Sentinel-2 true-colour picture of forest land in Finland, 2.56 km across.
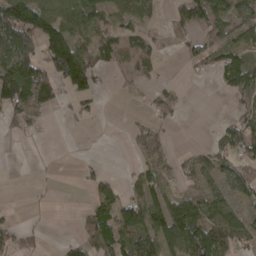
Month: April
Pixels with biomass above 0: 51%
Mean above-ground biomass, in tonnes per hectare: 52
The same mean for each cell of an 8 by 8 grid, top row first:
152 102 85 49 47 37 97 62
126 120 88 66 58 9 51 49
199 90 127 11 28 9 6 84
82 20 20 2 15 18 0 32
2 2 3 2 45 7 15 69
3 3 11 17 51 36 45 60
5 3 12 79 105 106 89 43
36 5 44 109 106 103 134 48
